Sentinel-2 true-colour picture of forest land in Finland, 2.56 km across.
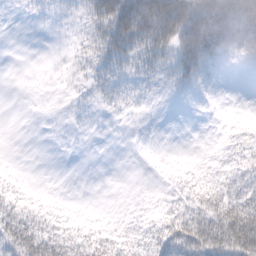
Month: February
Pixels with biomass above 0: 58%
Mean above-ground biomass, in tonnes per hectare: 22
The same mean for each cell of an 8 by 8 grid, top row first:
3 8 20 61 79 75 71 90
0 1 11 40 44 49 62 48
0 2 9 19 15 21 21 1
0 1 5 7 6 3 3 5
0 0 0 1 1 0 2 23
3 0 0 0 1 12 18 23
26 12 2 1 5 21 42 53
49 39 30 23 26 52 64 70
